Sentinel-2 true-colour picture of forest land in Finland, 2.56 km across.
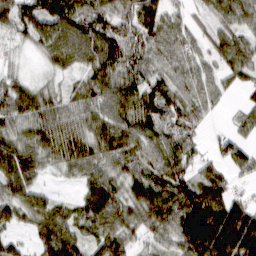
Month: March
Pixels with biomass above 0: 89%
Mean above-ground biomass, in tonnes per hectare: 71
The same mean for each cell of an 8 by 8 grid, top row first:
93 131 96 70 100 43 40 66
33 74 84 92 82 72 50 68
39 23 45 81 86 79 59 42
76 69 66 74 91 97 43 30
78 84 83 94 71 80 24 57
90 23 46 62 78 77 55 30
75 66 48 81 95 109 137 86
32 86 58 79 40 72 123 153
